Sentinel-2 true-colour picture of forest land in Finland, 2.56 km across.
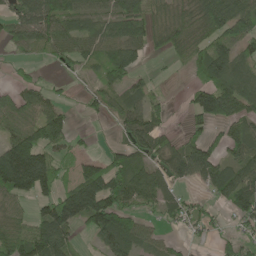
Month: May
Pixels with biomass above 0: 69%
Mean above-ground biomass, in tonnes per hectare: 69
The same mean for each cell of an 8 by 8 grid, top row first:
64 101 76 65 91 64 111 95
31 61 55 69 66 62 78 53
19 19 20 63 28 5 67 69
76 68 14 41 80 4 103 71
132 119 22 24 95 41 74 81
219 107 75 118 78 83 72 82
41 95 156 148 48 61 28 73
102 134 20 91 54 18 17 45
